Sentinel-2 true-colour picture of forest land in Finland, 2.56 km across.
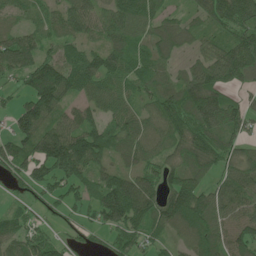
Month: June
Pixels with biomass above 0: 86%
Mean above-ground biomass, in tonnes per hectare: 74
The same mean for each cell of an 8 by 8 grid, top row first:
31 44 85 77 79 35 68 92
109 41 60 73 47 53 44 97
47 157 101 72 63 49 126 69
70 104 57 60 41 91 150 80
82 115 114 73 55 70 92 59
53 75 85 77 74 74 49 95
36 38 47 138 107 119 98 79
76 53 26 43 62 42 79 86
